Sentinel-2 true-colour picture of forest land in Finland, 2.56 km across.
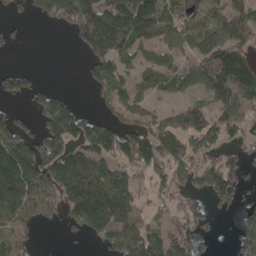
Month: April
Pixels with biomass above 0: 64%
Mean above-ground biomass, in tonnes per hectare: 106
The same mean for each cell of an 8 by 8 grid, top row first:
25 81 216 171 160 86 74 122
14 0 59 168 93 90 126 132
74 7 13 106 69 90 145 222
39 162 80 56 86 103 102 147
148 163 134 125 159 142 101 62
222 182 228 137 55 102 134 88
188 114 169 176 56 69 58 50
89 0 20 116 144 118 28 83
